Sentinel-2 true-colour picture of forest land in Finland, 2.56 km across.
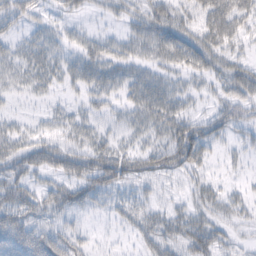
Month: February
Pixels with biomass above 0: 66%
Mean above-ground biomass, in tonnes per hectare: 30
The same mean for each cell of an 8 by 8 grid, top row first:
42 16 15 15 41 40 43 43
23 31 25 22 29 45 43 20
30 29 30 29 34 23 22 42
11 13 18 20 39 36 21 31
37 37 31 27 21 58 33 20
44 27 39 57 40 23 16 9
56 39 32 19 24 16 25 18
59 57 27 6 29 38 44 12
